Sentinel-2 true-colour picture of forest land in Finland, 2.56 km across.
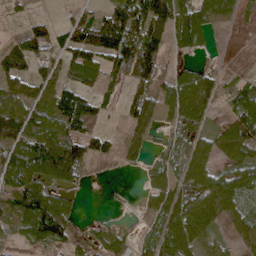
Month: April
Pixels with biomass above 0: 73%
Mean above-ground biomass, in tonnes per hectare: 74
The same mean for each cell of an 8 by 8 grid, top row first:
19 27 47 82 135 121 65 31
88 83 117 140 176 53 19 0
95 76 76 43 104 91 87 28
104 93 126 20 103 86 61 95
112 125 90 37 50 47 66 136
114 120 55 4 24 63 92 87
104 130 21 2 24 89 126 60
25 92 38 47 25 116 64 59
